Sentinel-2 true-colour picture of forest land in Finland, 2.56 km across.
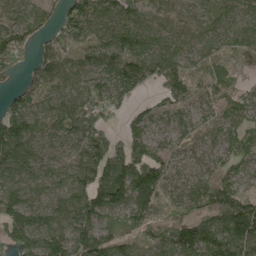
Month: May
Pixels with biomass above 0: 89%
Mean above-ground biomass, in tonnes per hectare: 78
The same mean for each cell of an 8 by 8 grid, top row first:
69 47 84 91 58 58 51 70
85 55 68 92 92 80 63 81
24 83 90 94 63 71 50 21
88 69 86 42 32 59 43 67
135 67 87 57 65 44 38 82
90 91 90 99 106 64 69 63
122 97 98 93 88 47 99 145
104 102 102 80 62 97 115 157
